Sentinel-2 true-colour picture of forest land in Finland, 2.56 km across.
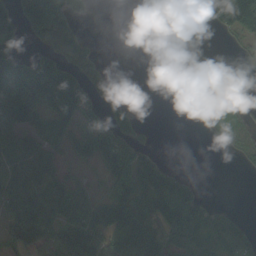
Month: September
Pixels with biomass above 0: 54%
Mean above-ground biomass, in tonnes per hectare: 63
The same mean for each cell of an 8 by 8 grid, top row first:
89 241 33 0 0 0 54 166
52 97 82 0 0 0 1 12
154 183 95 49 0 7 11 2
109 84 81 71 8 2 20 14
65 65 69 103 55 0 4 19
84 56 39 82 119 79 0 2
77 68 85 148 94 151 57 12
61 65 164 90 173 64 81 96
